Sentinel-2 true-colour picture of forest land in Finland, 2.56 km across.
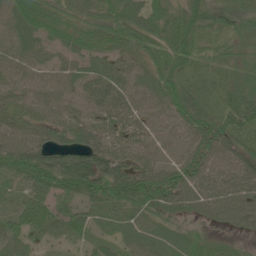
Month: June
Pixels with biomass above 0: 94%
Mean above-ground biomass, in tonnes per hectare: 57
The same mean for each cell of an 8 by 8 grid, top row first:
71 56 59 67 77 62 63 53
53 45 53 50 63 87 36 30
44 44 54 63 49 71 38 48
49 51 45 74 46 61 63 104
64 62 73 60 49 43 67 56
60 95 109 96 68 67 58 62
46 45 37 56 60 58 56 65
48 18 27 39 54 55 35 17
